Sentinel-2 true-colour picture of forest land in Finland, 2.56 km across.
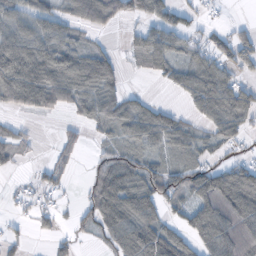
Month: October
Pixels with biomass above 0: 65%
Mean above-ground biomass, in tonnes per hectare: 54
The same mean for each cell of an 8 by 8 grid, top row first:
74 61 63 59 43 37 8 1
118 83 52 21 54 52 42 63
144 106 103 69 7 47 85 36
35 40 39 74 63 23 67 68
45 4 31 36 57 46 32 25
9 37 8 99 84 60 47 54
14 21 34 112 85 40 74 85
17 18 23 57 105 78 66 92
